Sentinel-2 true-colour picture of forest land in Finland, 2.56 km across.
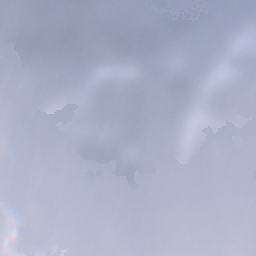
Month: December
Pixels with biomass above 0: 76%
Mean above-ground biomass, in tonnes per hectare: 74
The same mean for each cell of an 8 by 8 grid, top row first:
100 107 112 116 47 122 99 14
115 92 85 42 55 53 34 109
90 5 24 66 74 62 79 64
0 52 72 68 50 35 119 136
33 65 56 50 51 87 78 110
61 84 92 49 26 101 152 71
101 90 54 44 35 164 109 86
79 62 55 14 33 119 133 105
